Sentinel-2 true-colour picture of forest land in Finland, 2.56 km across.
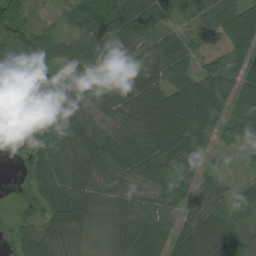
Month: August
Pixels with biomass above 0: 87%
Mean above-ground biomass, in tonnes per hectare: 59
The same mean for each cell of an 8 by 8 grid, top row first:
62 33 57 74 86 37 54 99
92 96 72 74 48 54 65 93
73 74 80 39 72 66 74 62
25 85 65 52 80 113 89 72
28 66 61 52 61 94 47 28
0 78 66 57 43 43 25 9
0 59 69 53 49 36 44 45
37 78 33 40 71 51 60 48
